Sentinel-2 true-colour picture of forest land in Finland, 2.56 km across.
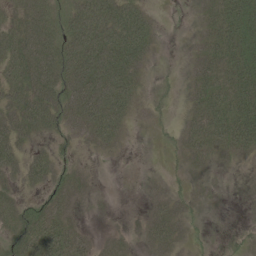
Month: June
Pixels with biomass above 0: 66%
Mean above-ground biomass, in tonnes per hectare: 28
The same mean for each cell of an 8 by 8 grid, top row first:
22 32 51 54 30 0 18 44
43 43 61 61 43 0 25 42
39 46 63 73 18 5 33 40
42 48 47 70 7 6 43 46
34 18 15 24 0 13 32 38
24 37 21 0 2 7 7 3
38 34 9 1 7 24 5 0
40 51 24 14 15 24 5 7
